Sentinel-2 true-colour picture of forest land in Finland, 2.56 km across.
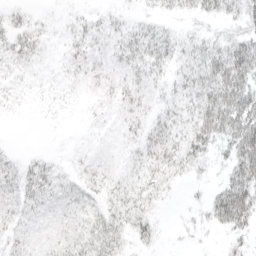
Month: April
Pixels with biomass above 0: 70%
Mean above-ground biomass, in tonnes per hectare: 17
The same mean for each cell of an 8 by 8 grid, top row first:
8 2 7 8 7 10 18 28
16 5 14 15 25 19 25 37
5 3 8 12 16 18 37 48
3 3 2 8 15 19 46 49
1 0 2 6 21 26 30 47
17 20 12 12 19 18 7 38
14 13 13 21 23 2 22 54
12 10 22 25 13 2 2 14
